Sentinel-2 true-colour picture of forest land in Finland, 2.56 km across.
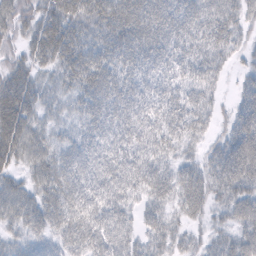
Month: February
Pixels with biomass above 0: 92%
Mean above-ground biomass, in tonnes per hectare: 51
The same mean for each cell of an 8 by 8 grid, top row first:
61 50 56 64 70 60 57 42
36 61 56 60 65 53 54 28
58 26 50 55 48 47 43 23
83 25 35 56 54 58 38 59
69 39 44 53 54 47 27 85
29 55 63 60 59 53 56 84
56 59 63 58 40 41 39 66
31 38 60 56 45 38 30 61
